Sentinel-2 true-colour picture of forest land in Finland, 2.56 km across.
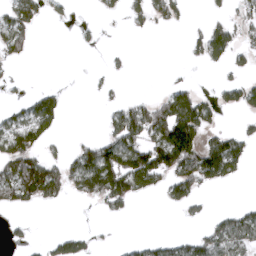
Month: April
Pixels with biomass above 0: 35%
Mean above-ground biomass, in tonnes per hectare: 50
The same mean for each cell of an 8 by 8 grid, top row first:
79 24 1 10 38 39 19 35
64 0 8 6 0 0 90 42
8 0 0 14 0 11 1 30
30 104 0 40 95 172 59 27
105 40 33 86 102 209 92 69
128 147 126 183 126 111 105 27
45 11 1 42 0 28 11 26
13 21 43 3 22 33 81 83
